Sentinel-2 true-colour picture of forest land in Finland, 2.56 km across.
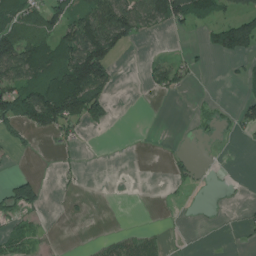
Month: July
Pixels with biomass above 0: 34%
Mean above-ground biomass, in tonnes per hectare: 41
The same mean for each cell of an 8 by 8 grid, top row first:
88 75 64 144 86 80 52 60
138 91 157 110 1 2 32 80
86 113 168 60 19 55 0 11
145 177 139 29 0 0 15 35
34 4 16 0 0 1 6 3
26 1 9 0 0 26 3 1
66 13 2 0 0 1 2 6
39 12 1 24 31 2 2 5
